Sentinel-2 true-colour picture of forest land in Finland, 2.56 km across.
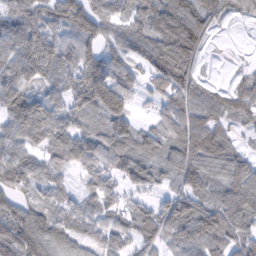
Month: February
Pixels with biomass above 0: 87%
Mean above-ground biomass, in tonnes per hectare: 78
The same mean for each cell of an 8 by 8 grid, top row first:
101 85 115 89 80 107 65 32
119 110 94 54 76 127 18 3
119 81 118 130 50 113 23 30
139 109 80 132 10 79 66 50
93 82 109 91 70 86 17 9
99 64 41 62 72 77 65 46
83 67 53 57 49 93 92 107
132 114 66 64 67 79 108 82
